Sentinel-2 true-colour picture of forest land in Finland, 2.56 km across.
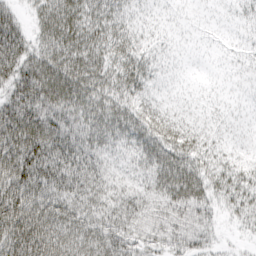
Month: March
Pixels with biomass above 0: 97%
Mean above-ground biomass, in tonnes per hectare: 54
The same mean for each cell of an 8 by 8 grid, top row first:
42 56 64 48 20 17 13 20
111 54 64 55 34 19 13 20
73 79 73 49 47 18 14 18
94 76 60 60 50 33 22 17
106 97 71 46 66 66 35 26
102 93 82 42 48 81 49 44
97 70 63 55 55 61 44 40
108 90 64 74 46 52 31 9
